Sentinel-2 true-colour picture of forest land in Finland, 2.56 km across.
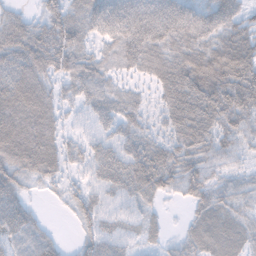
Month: November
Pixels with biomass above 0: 90%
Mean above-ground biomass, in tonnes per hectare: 57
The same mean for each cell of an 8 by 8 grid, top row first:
35 60 60 87 83 86 76 64
82 85 61 47 91 70 71 86
74 52 72 38 36 94 112 96
82 66 26 50 36 83 90 87
88 69 32 42 60 67 63 41
61 50 23 57 79 73 55 34
29 5 46 26 29 5 59 47
33 32 29 45 29 22 54 46
